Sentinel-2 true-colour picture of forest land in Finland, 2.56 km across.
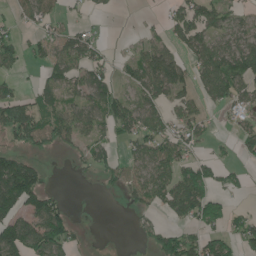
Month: June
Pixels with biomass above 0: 55%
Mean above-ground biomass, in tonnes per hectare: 62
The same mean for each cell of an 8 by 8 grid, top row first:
30 51 16 8 7 63 81 38
68 49 94 13 57 45 88 82
38 48 68 57 98 106 99 81
119 97 78 86 82 49 26 49
54 58 53 40 72 81 23 41
190 27 5 36 76 88 85 29
123 110 3 0 39 91 116 16
137 156 18 0 21 88 80 65
